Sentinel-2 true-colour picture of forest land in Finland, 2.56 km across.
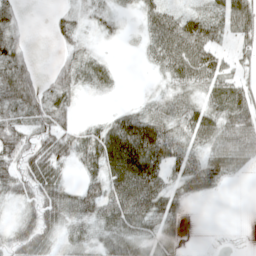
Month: May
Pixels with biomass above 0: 73%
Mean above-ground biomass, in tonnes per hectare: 40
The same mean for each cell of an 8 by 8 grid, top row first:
29 9 22 23 34 40 44 57
47 2 29 4 27 84 57 22
86 28 44 22 2 41 55 29
53 63 11 18 38 41 45 62
59 57 43 81 92 53 44 60
55 60 19 63 86 48 69 15
20 66 47 64 69 32 0 0
51 38 29 41 34 13 1 2
